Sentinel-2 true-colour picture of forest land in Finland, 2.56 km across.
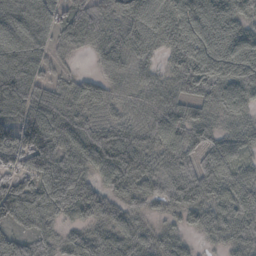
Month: October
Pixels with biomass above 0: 94%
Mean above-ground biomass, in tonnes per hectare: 67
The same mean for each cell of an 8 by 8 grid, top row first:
108 74 56 54 91 74 89 82
115 57 26 59 58 66 77 103
115 38 34 38 42 54 83 99
76 82 58 43 50 62 43 61
79 93 84 116 60 72 68 52
97 94 69 62 71 94 72 64
100 64 58 49 30 54 61 79
56 38 51 62 45 43 23 64
